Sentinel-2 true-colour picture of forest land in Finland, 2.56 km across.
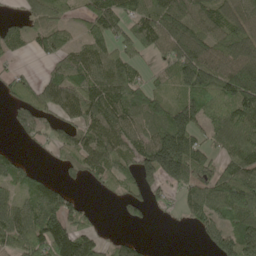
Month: May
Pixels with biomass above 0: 72%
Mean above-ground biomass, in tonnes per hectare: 85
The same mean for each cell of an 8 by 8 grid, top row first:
25 69 40 104 97 132 95 87
43 58 68 76 65 107 114 129
57 70 95 110 44 79 123 159
41 59 105 125 102 112 114 122
13 31 87 110 114 199 65 126
70 31 40 73 83 125 94 111
88 122 62 3 41 26 119 139
117 156 111 26 14 0 59 155
